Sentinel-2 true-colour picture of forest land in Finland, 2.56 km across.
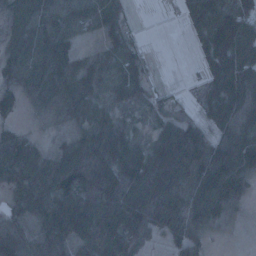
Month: January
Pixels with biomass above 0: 83%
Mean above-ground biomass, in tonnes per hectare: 60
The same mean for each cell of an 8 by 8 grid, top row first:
51 55 54 64 1 9 111 107
46 59 22 40 16 0 78 125
34 58 53 30 48 1 37 69
24 24 54 44 21 24 42 53
50 16 62 101 46 109 48 88
54 69 110 91 101 90 76 92
51 107 114 105 116 103 97 37
86 87 58 91 35 56 39 5
